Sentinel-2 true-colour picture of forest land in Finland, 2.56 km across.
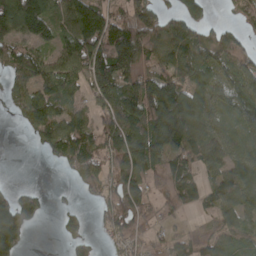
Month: April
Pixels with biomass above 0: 74%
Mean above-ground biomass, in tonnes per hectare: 100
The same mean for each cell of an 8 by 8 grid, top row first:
229 128 159 97 117 84 38 48
101 62 139 215 150 144 108 67
100 135 74 218 139 147 80 104
43 115 54 151 185 250 84 107
0 63 134 140 189 169 127 76
0 0 85 117 146 127 61 115
99 15 20 77 77 59 49 92
103 0 47 56 73 69 75 68
